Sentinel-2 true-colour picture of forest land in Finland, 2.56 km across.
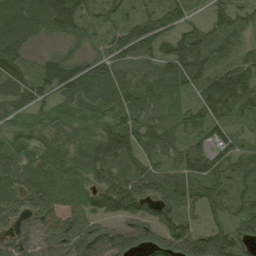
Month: August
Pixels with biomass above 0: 90%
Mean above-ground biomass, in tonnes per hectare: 79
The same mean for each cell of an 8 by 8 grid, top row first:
87 124 79 50 79 84 47 62
94 19 32 71 95 114 96 56
81 89 110 91 66 77 73 113
50 43 49 78 77 54 71 56
63 66 53 129 64 51 65 46
66 76 65 88 104 67 82 60
70 88 89 109 89 89 53 62
76 100 137 116 109 148 141 76
